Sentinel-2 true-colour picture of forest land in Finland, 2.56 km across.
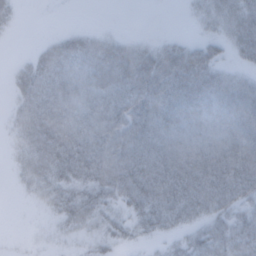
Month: February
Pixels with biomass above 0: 73%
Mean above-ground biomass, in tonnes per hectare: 48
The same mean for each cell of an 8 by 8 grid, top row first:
16 0 0 0 0 0 27 49
1 34 63 51 30 38 38 38
30 72 74 79 82 81 71 45
30 87 79 86 77 70 69 84
19 83 97 92 80 59 62 83
11 47 60 80 84 86 88 86
0 17 56 31 50 50 48 46
1 5 14 26 15 20 52 52
